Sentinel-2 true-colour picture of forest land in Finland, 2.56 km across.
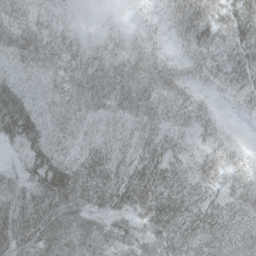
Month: May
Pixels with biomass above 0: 98%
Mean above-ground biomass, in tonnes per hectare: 41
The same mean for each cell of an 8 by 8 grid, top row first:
32 18 4 5 10 51 69 58
43 34 22 18 22 18 66 63
30 31 43 51 45 32 27 49
66 36 42 42 44 35 21 20
33 42 32 38 38 30 25 11
29 61 57 55 60 42 39 34
57 68 54 50 57 53 41 33
63 59 55 50 48 54 47 35
